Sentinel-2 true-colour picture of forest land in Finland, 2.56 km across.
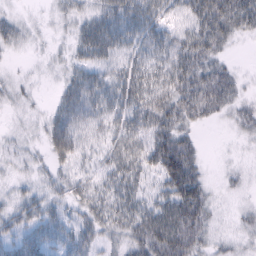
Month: February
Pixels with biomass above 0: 77%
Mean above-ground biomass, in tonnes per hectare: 28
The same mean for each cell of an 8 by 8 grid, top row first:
5 5 24 47 49 26 71 60
5 6 32 39 33 44 51 4
8 3 37 31 29 30 42 15
5 11 29 22 45 55 35 21
10 37 31 28 40 57 2 5
10 17 23 12 17 62 14 9
25 30 24 18 32 64 34 10
31 35 38 22 53 70 26 12
